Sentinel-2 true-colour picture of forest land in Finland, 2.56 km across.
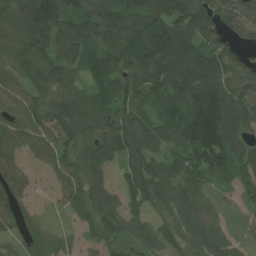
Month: August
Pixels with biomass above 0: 92%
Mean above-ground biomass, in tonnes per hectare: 93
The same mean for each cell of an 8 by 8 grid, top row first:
129 174 113 128 125 136 120 87
111 93 88 102 133 159 95 62
75 103 55 116 85 122 135 101
71 101 119 94 70 91 160 139
69 73 126 91 107 93 164 103
55 29 98 65 123 101 80 83
65 13 61 86 83 88 67 44
39 58 32 79 81 77 93 37
